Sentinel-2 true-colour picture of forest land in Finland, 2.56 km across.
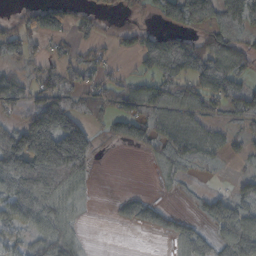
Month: October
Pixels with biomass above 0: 63%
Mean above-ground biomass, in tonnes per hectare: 77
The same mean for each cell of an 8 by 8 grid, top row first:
25 103 41 15 23 113 106 151
92 27 33 25 75 115 109 83
72 47 54 41 60 95 109 76
55 204 86 75 97 82 70 91
155 221 182 31 76 106 83 29
202 244 112 0 1 49 10 10
124 116 32 11 67 18 84 77
51 106 39 0 1 57 59 129
